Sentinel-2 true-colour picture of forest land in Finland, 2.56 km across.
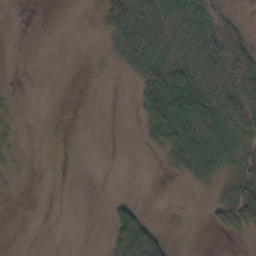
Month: October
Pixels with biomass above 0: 39%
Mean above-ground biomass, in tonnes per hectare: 19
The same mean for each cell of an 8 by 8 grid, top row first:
0 0 0 33 28 27 38 8
0 0 0 12 39 18 45 70
0 0 0 0 45 56 19 87
3 0 0 0 37 69 48 64
4 0 0 0 13 62 53 32
2 0 0 0 0 13 24 44
0 0 0 20 9 0 11 54
0 0 0 33 91 2 0 4
